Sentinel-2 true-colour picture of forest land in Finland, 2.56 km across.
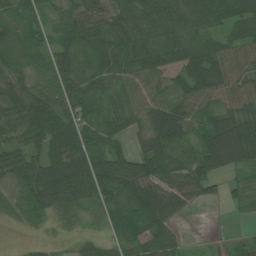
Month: July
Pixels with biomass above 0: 86%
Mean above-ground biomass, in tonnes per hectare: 59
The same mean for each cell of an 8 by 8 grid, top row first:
48 33 64 58 70 75 78 71
69 51 67 77 61 64 61 53
58 84 73 58 60 51 101 49
62 70 66 54 48 73 55 61
37 62 79 56 55 78 104 123
47 80 85 87 90 81 80 19
50 60 50 65 102 60 8 12
2 11 23 35 72 37 5 3
